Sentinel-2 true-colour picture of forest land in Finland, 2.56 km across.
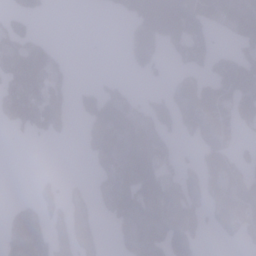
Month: January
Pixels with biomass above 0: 53%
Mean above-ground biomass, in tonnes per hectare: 75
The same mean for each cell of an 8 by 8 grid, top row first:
40 8 0 13 176 193 137 200
96 59 1 0 133 74 57 71
109 99 4 18 13 50 86 178
98 143 54 132 72 98 143 103
2 6 17 119 119 29 93 36
0 14 4 95 140 65 99 114
33 64 45 80 113 121 67 132
91 96 75 19 116 109 11 44
